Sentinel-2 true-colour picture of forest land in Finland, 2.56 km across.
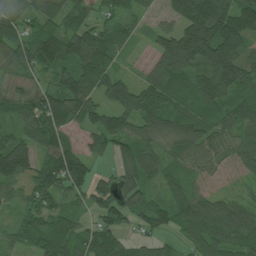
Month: July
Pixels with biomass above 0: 89%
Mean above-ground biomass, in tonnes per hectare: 95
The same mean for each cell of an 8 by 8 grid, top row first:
105 94 82 64 38 110 199 153
106 146 142 103 22 196 200 137
56 50 149 99 65 89 116 114
87 157 101 94 133 84 86 85
114 105 60 81 84 98 80 86
109 113 113 63 102 52 59 50
51 83 46 107 86 98 113 73
45 106 85 76 51 34 99 90
